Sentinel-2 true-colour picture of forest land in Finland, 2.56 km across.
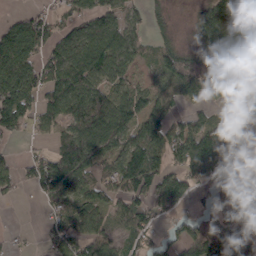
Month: March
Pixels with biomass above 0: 74%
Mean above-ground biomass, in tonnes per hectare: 88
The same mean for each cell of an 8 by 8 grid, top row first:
26 55 72 84 47 9 90 97
127 80 121 131 43 63 128 211
140 107 139 83 42 103 166 170
139 85 125 132 94 53 50 41
12 30 148 105 126 98 132 64
62 132 131 75 155 93 94 94
3 41 61 65 79 67 45 78
18 39 91 64 57 54 102 169
